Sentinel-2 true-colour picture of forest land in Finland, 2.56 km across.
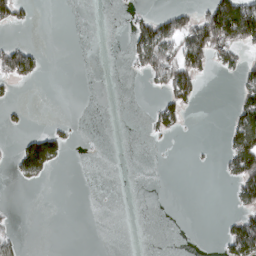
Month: March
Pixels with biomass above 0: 19%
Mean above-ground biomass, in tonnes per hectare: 30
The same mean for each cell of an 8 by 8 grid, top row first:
52 0 0 0 27 52 108 208
61 3 0 0 107 92 137 86
59 3 0 0 23 114 12 46
10 0 0 0 6 66 0 71
24 101 3 0 2 1 2 101
26 29 0 0 0 0 0 106
2 0 0 1 0 0 0 44
27 0 0 0 0 0 0 116
